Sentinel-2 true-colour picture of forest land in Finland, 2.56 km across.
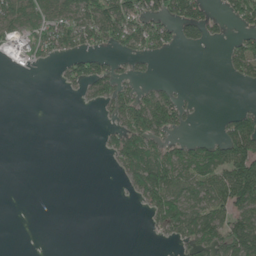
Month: June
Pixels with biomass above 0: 41%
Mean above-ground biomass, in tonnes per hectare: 43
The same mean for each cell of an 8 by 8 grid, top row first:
76 74 78 96 78 90 59 69
28 48 51 36 48 25 12 58
0 0 55 67 20 7 0 29
0 0 1 41 121 83 1 42
0 0 0 43 101 50 62 124
0 0 0 4 107 90 87 151
0 0 0 0 30 103 89 96
0 0 0 0 2 31 81 110
